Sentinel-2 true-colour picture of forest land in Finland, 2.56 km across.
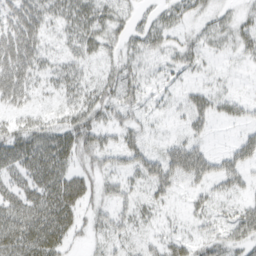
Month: March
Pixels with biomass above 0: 70%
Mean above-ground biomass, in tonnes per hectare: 31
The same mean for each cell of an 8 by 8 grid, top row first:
50 36 44 29 15 25 18 15
63 22 30 21 28 29 17 25
53 23 30 32 23 13 8 4
22 14 38 38 19 11 34 17
47 55 58 24 36 31 17 24
33 56 38 28 37 50 41 28
43 67 37 33 22 12 23 21
51 67 12 24 17 29 29 30
